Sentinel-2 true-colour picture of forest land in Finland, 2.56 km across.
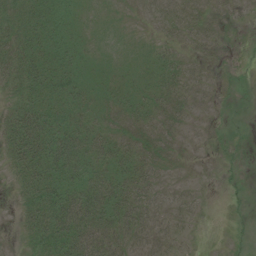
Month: July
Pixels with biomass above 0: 71%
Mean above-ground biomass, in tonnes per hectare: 24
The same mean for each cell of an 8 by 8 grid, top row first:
31 37 17 6 3 12 11 6
42 40 25 7 10 16 10 2
33 43 33 19 20 26 10 2
37 48 35 25 26 22 4 0
52 63 47 35 23 14 2 5
25 52 49 45 30 5 1 5
12 59 69 54 29 11 2 4
6 49 62 38 18 12 0 4
